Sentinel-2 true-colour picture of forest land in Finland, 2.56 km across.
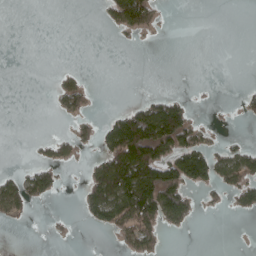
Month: April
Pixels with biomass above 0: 25%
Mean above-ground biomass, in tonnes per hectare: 34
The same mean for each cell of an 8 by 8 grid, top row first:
0 0 0 54 82 0 0 0
0 0 0 1 2 0 0 0
0 1 22 0 0 0 1 1
0 3 44 17 95 100 2 12
0 19 29 90 188 114 35 21
30 57 4 148 157 118 76 74
54 6 15 113 158 96 9 29
0 4 0 10 75 0 0 0
